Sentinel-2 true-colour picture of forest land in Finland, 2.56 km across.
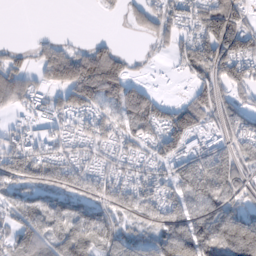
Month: February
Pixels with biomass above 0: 75%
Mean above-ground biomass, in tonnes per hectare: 69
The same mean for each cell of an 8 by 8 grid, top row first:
0 0 0 10 56 52 94 57
19 44 37 45 11 40 99 104
75 75 160 142 25 7 72 80
37 37 61 65 122 84 78 65
68 51 39 52 51 91 60 80
89 83 68 49 50 83 144 51
62 86 69 67 86 84 99 61
79 87 92 74 44 148 135 202
